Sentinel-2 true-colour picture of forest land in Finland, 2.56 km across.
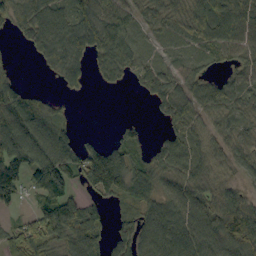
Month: September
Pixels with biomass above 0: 76%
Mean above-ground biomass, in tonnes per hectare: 65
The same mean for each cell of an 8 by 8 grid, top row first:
71 89 77 92 45 49 95 95
9 73 79 93 34 29 60 72
34 7 34 32 61 55 44 50
109 63 2 0 1 72 51 43
116 127 49 52 28 70 48 48
122 110 66 140 77 63 49 32
33 77 71 24 76 84 78 98
84 95 91 54 80 96 102 109
